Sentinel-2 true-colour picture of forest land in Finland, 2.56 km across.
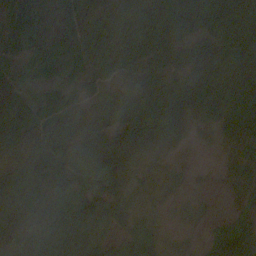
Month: October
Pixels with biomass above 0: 87%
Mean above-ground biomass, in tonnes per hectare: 56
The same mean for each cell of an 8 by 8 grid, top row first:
61 84 85 100 76 94 79 84
40 52 67 68 59 67 41 55
51 35 51 19 36 57 65 53
94 49 51 80 57 73 50 74
59 103 73 88 65 22 4 39
56 92 68 56 11 16 1 33
81 88 66 61 8 6 6 24
80 77 77 35 40 5 29 109
